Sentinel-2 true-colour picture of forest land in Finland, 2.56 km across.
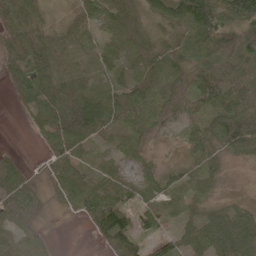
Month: May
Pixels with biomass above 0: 84%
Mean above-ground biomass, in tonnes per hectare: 46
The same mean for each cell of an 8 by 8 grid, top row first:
52 20 35 60 33 57 86 89
47 58 49 48 52 51 62 62
34 63 51 36 57 38 73 43
9 67 113 63 50 33 50 63
1 39 69 33 28 8 59 76
39 18 44 43 32 34 47 1
38 9 38 102 40 33 37 33
18 8 0 66 46 40 68 88
